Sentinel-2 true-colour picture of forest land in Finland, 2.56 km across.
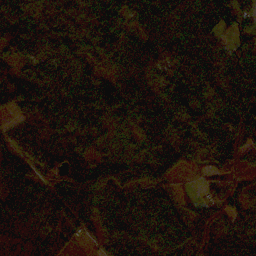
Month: October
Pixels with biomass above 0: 93%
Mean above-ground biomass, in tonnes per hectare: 69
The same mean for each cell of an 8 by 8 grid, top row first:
65 50 61 63 78 80 90 81
48 51 45 60 70 102 85 67
62 81 60 68 66 73 89 112
45 56 67 70 78 87 76 126
43 43 51 45 54 65 67 128
77 51 79 61 50 37 30 83
86 73 75 80 71 45 74 68
125 98 27 61 56 63 76 78
